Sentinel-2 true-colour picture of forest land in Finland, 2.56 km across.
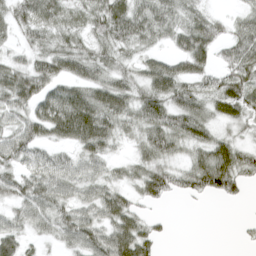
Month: April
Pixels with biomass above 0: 81%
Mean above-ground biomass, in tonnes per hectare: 47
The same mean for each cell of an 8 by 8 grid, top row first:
45 56 42 72 56 47 39 28
23 46 42 50 34 34 59 61
67 60 54 49 49 78 42 60
48 65 90 70 59 62 44 47
62 41 57 34 48 50 57 36
47 63 50 28 53 44 92 57
38 56 46 59 23 0 1 2
52 23 58 70 60 2 0 6
